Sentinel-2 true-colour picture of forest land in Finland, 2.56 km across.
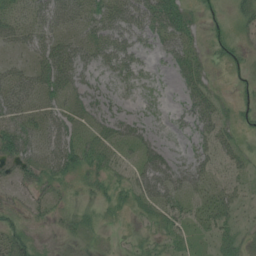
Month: July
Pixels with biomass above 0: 70%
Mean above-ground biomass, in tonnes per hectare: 31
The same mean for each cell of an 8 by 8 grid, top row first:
36 46 40 51 56 54 11 19
22 43 43 44 20 41 15 13
42 56 41 24 17 19 22 7
54 36 34 38 17 15 40 13
72 48 45 45 49 14 33 22
31 43 27 29 51 50 31 23
20 28 21 18 30 38 37 21
35 4 12 6 16 21 16 26
